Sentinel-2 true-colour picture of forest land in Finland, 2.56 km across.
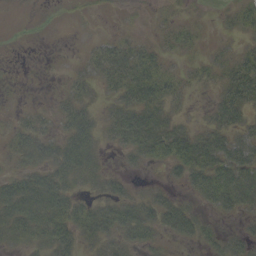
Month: September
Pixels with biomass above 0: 63%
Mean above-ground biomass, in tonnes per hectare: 23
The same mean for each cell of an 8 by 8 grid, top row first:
0 1 3 1 2 7 2 19
1 0 3 22 16 14 7 12
0 0 14 29 50 19 13 45
7 8 36 24 47 15 12 36
23 30 53 16 45 46 39 31
23 37 41 17 5 15 46 43
47 48 32 36 35 33 15 27
26 38 30 32 27 15 16 21
